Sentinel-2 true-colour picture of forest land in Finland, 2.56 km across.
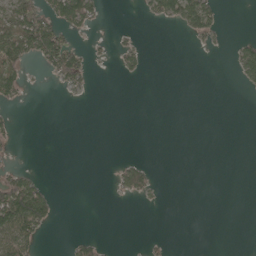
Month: May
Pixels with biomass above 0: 18%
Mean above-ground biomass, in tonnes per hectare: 21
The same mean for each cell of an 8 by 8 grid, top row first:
77 66 102 0 15 72 70 0
103 119 29 16 12 0 12 32
61 13 45 1 8 0 0 25
7 0 0 0 0 0 0 0
9 0 0 0 0 0 0 0
45 4 0 13 49 0 0 0
133 60 0 1 3 0 0 0
94 5 28 1 7 1 0 0
